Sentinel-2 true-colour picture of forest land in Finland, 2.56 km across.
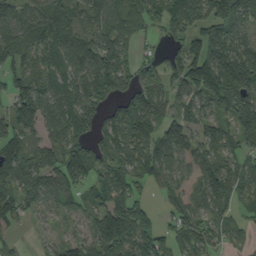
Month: September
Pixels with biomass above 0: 82%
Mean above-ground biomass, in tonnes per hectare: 95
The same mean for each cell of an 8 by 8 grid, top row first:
68 87 72 84 108 139 129 148
115 85 106 114 24 45 167 120
87 80 101 120 91 82 164 181
135 109 113 62 160 72 72 123
112 90 94 125 137 121 66 59
106 106 93 95 98 67 104 98
111 60 59 106 63 76 60 46
21 19 63 126 125 84 83 41
